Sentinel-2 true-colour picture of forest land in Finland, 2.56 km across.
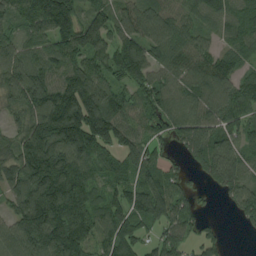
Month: August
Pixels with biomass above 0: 88%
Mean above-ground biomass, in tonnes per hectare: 113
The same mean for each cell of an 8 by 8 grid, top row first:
82 173 109 112 141 101 90 97
89 102 143 104 127 129 71 82
140 121 162 81 93 97 141 89
84 199 225 146 73 86 116 114
87 192 181 121 90 57 123 72
145 231 147 77 92 60 74 95
101 196 150 119 147 109 15 83
113 183 152 120 71 79 60 2
